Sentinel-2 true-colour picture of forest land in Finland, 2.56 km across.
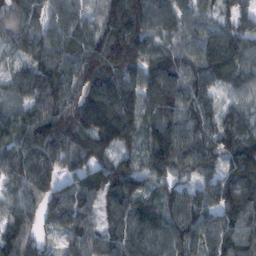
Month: February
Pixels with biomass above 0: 97%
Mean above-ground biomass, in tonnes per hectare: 111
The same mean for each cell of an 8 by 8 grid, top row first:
88 84 70 138 128 87 60 80
60 115 107 174 111 85 140 129
86 134 112 142 121 135 119 85
104 136 153 177 113 126 88 61
125 154 131 115 92 169 99 119
103 108 103 140 87 79 78 138
90 92 102 105 121 96 92 149
134 36 95 112 129 120 100 118
